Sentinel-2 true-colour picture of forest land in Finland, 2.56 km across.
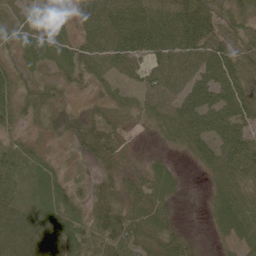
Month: June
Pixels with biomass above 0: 91%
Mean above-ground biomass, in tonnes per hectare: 47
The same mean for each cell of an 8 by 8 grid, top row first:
36 55 30 68 78 70 55 33
28 51 42 64 77 72 68 53
24 19 30 34 48 57 74 75
36 26 16 32 36 67 84 78
26 14 28 51 7 27 67 80
51 37 11 31 38 22 32 62
68 53 33 61 57 16 20 76
91 91 64 59 50 40 7 44
